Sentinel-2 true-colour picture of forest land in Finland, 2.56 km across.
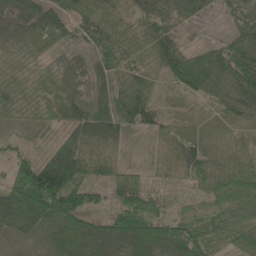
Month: May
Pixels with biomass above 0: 90%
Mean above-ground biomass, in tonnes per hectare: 53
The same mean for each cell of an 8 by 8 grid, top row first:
51 60 42 39 52 33 18 31
45 29 30 57 34 67 40 66
34 33 41 47 47 47 67 85
28 34 51 55 62 12 13 55
19 21 70 40 6 36 27 25
71 148 78 41 21 20 50 68
95 112 108 58 80 21 48 75
19 47 89 107 102 99 88 66
